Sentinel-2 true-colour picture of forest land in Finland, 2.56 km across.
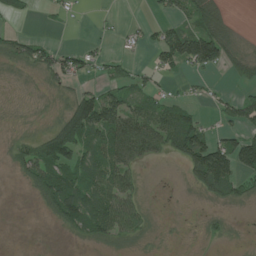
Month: June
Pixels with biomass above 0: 54%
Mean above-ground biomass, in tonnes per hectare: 45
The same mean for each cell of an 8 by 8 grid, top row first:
24 10 6 5 4 43 77 1
48 46 25 6 26 115 167 24
4 32 32 41 31 14 14 37
2 6 129 89 65 70 12 76
35 108 117 87 78 89 103 92
26 115 84 74 10 1 138 76
0 45 124 87 24 0 9 13
0 0 22 41 15 1 13 2
